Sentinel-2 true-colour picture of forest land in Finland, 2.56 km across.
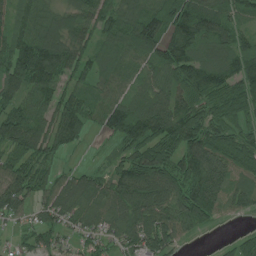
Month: July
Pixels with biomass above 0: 89%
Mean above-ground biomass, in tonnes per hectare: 86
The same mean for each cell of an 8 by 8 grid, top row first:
67 58 76 94 108 103 104 73
107 113 74 73 102 106 87 86
109 95 64 63 63 84 114 114
91 77 100 101 101 108 73 73
99 100 32 24 110 122 124 82
87 55 62 71 138 120 142 63
74 81 77 95 117 106 144 58
28 58 46 64 102 72 10 51
